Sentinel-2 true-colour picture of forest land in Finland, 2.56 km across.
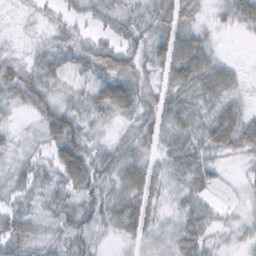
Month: February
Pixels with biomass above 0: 88%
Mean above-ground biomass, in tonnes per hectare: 36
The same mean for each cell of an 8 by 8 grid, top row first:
8 12 17 32 33 62 18 53
13 27 33 39 33 80 40 1
66 40 29 74 37 55 58 19
16 52 37 44 41 40 37 38
18 32 56 29 36 39 42 55
33 31 78 43 48 33 32 10
29 32 48 50 51 21 23 11
53 35 46 12 25 39 30 17
